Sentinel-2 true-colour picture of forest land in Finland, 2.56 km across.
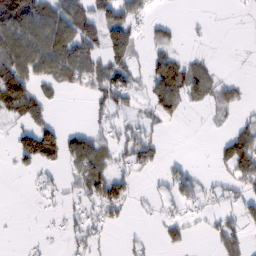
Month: February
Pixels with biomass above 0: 47%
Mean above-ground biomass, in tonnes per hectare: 44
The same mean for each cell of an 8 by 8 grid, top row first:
142 110 84 75 36 2 3 2
102 129 98 88 23 24 4 1
121 57 55 90 40 103 56 19
64 34 0 46 28 49 17 22
52 119 73 42 71 0 2 98
9 10 46 65 11 40 11 83
0 8 29 56 4 21 18 40
1 5 30 8 12 37 15 51
